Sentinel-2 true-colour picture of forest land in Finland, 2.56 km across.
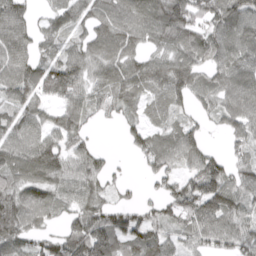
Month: April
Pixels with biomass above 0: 82%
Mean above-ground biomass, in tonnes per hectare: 85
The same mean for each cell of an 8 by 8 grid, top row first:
119 47 76 102 114 138 89 122
120 49 66 105 65 80 105 110
118 108 96 87 98 124 63 110
75 53 77 55 41 54 49 111
98 96 53 1 77 98 32 51
92 97 89 44 34 63 120 73
125 91 84 69 52 85 122 84
101 54 140 127 105 60 80 98
